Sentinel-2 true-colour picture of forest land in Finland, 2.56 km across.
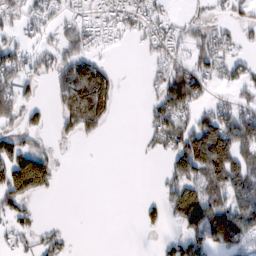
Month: February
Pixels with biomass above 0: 50%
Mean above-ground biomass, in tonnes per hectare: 48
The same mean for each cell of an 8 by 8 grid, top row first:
39 33 24 31 45 13 15 21
45 28 57 7 18 38 61 21
68 28 151 51 10 87 46 47
79 23 148 39 15 93 47 62
48 12 12 0 9 69 192 123
121 64 0 0 0 72 106 95
53 0 0 0 23 97 122 81
27 32 0 0 1 48 89 59
